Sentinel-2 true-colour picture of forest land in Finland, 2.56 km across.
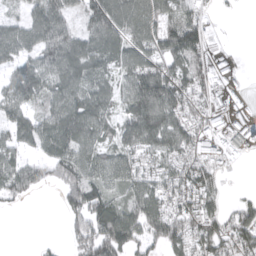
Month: April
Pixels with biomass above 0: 76%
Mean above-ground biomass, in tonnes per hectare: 93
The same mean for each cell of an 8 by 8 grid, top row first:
48 117 61 128 110 103 36 5
108 115 110 98 120 138 66 6
101 110 122 75 172 129 95 45
60 81 132 73 153 124 129 113
53 104 122 71 120 110 139 115
119 68 120 92 101 97 94 5
12 0 107 112 128 93 120 71
0 9 84 149 85 107 124 126
